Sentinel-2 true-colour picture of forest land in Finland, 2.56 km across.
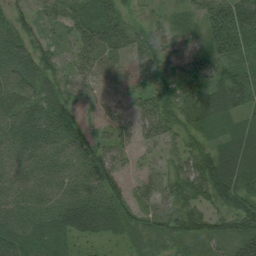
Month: August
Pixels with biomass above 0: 93%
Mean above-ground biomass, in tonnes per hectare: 56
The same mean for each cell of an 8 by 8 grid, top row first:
42 32 51 44 15 20 62 104
73 31 54 65 59 32 44 85
68 46 37 35 36 40 40 69
65 74 40 33 54 52 57 47
75 74 78 44 28 38 37 46
66 75 82 66 29 53 92 60
77 77 95 80 40 70 48 74
75 72 39 33 38 54 60 69
